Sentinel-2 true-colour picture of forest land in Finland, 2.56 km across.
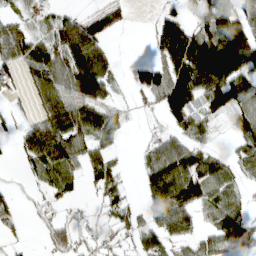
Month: March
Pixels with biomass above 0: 62%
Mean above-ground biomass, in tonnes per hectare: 62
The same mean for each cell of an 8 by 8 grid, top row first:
22 37 38 49 1 48 64 65
72 77 117 16 3 167 130 181
25 74 93 34 61 138 128 103
15 73 85 56 10 94 57 70
29 144 73 46 19 67 28 57
3 60 49 68 58 143 99 39
22 33 10 51 47 125 57 41
11 40 32 24 63 59 43 93
